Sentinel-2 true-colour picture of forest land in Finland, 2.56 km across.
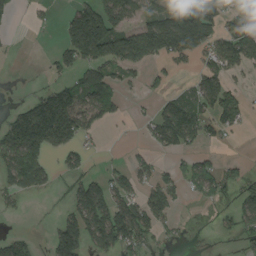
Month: August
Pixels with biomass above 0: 49%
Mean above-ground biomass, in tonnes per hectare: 73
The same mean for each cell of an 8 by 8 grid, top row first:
14 12 145 145 78 135 122 57
3 6 167 156 161 154 89 115
1 28 83 87 32 13 91 22
54 188 131 52 16 138 86 73
150 122 56 2 25 106 31 3
119 53 64 56 53 47 81 49
17 6 122 140 107 37 8 75
74 37 145 124 71 13 0 38
